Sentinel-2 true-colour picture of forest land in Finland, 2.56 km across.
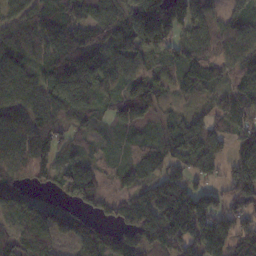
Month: November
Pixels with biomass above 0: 87%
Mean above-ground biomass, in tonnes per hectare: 96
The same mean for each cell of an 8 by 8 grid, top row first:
70 106 112 160 172 144 91 71
87 105 113 96 136 88 111 134
104 101 124 95 70 69 82 96
111 109 92 56 68 20 48 148
128 90 44 20 43 89 98 112
88 60 120 33 79 84 71 150
77 75 67 66 124 146 145 113
72 89 93 90 106 110 169 133
